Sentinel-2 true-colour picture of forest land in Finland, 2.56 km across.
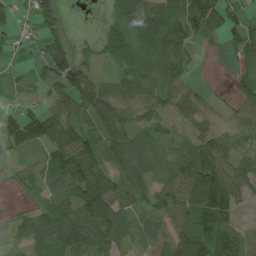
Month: July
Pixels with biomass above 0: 76%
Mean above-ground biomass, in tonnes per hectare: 51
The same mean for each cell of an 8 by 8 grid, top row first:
20 56 0 20 94 71 100 24
14 51 15 42 42 50 4 34
13 37 75 33 55 41 2 33
33 45 53 60 30 37 16 20
62 78 85 74 58 23 57 25
28 54 115 62 71 71 119 53
6 55 90 90 43 78 102 26
28 87 94 73 41 83 94 50
